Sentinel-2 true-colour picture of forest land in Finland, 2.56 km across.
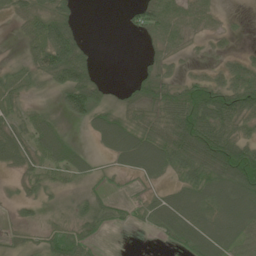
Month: June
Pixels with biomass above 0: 65%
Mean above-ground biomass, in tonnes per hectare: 41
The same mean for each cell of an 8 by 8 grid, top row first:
27 59 12 0 50 55 33 2
5 83 50 0 8 28 8 7
26 34 82 5 33 23 33 57
20 19 61 40 45 70 90 73
50 77 17 73 89 86 92 66
13 28 32 10 43 33 73 107
10 10 26 24 26 78 67 103
14 22 34 1 1 44 89 56
